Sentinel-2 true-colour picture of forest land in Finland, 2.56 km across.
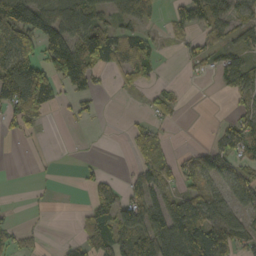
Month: October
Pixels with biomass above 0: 51%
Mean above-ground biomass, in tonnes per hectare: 52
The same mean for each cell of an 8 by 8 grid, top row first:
152 102 85 49 47 37 97 62
126 120 88 66 58 9 51 49
199 90 127 11 28 9 6 84
82 20 20 2 15 18 0 32
2 2 3 2 45 7 15 69
3 3 11 17 51 36 45 60
5 3 12 79 105 106 89 43
36 5 44 109 106 103 134 48
